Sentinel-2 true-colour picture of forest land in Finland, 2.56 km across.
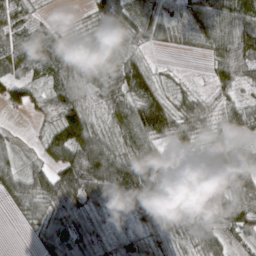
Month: March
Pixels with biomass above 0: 89%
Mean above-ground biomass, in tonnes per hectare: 58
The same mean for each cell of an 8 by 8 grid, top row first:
48 12 7 62 44 46 107 100
66 75 27 39 24 17 48 104
77 68 35 46 84 14 17 53
29 48 77 52 108 56 32 49
15 58 123 66 89 22 29 29
50 59 116 144 102 38 90 66
21 60 55 46 81 66 144 95
0 40 83 40 49 49 68 33
